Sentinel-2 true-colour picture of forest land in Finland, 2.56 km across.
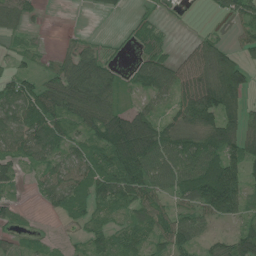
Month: June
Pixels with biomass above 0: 74%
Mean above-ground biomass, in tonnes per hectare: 57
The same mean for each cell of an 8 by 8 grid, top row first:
53 4 0 7 17 5 4 43
14 6 47 9 27 11 57 30
54 52 116 69 75 69 85 80
73 85 83 85 58 45 100 74
63 78 44 121 161 79 98 83
37 42 59 91 111 91 125 82
21 19 45 53 62 45 83 62
22 15 18 57 57 81 31 76
